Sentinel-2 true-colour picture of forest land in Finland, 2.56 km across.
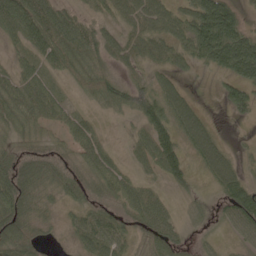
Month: May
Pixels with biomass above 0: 77%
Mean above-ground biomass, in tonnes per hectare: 56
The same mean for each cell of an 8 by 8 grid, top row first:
86 90 43 42 102 69 160 52
20 67 84 67 76 66 128 147
51 34 39 50 48 38 4 89
71 57 21 24 81 79 17 40
43 30 50 13 47 67 84 6
91 62 41 55 22 54 45 62
89 32 37 44 71 18 24 96
79 13 46 73 40 44 14 25
